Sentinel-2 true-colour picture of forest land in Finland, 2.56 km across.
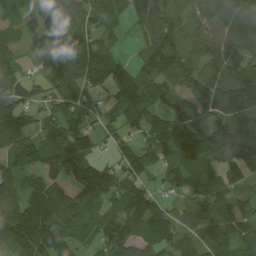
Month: August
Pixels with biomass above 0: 88%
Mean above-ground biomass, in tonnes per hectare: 102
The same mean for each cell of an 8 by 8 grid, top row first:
39 104 85 67 123 108 91 117
49 46 103 48 65 156 98 92
107 64 89 103 109 113 101 131
119 62 95 55 136 77 88 109
95 110 137 52 66 129 99 169
77 137 170 109 80 90 101 74
121 198 126 104 139 59 107 68
234 161 86 131 83 82 89 105
